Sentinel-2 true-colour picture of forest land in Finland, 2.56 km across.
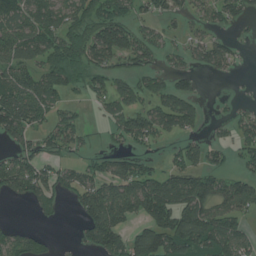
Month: July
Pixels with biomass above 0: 60%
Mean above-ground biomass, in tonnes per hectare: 78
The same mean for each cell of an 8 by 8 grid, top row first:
97 94 86 85 35 50 54 64
105 115 125 134 76 33 78 18
89 90 85 69 50 50 9 6
139 72 29 51 70 127 18 31
62 59 43 22 43 31 52 57
134 81 75 93 105 103 96 53
6 41 79 190 131 178 131 86
74 26 41 145 126 153 162 89
